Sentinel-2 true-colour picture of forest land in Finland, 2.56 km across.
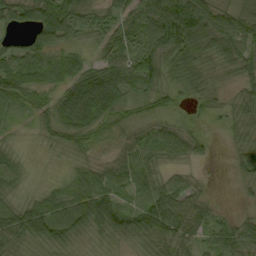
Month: September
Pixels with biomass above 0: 91%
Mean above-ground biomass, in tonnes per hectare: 53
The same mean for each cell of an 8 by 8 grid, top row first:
49 85 52 46 82 139 90 63
27 68 31 53 68 105 77 80
66 50 74 78 82 47 43 35
22 47 113 74 37 23 23 52
16 25 43 27 54 66 16 36
43 12 61 50 59 27 8 24
48 83 101 63 59 67 33 10
50 61 34 30 43 65 40 64
